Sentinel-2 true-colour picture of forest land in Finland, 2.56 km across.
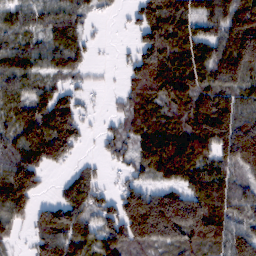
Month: February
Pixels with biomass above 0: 82%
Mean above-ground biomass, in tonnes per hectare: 99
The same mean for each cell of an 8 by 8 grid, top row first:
69 81 63 14 83 144 102 155
78 70 74 5 102 114 90 142
97 59 37 5 126 151 106 93
81 135 68 24 77 84 128 102
103 191 51 62 115 173 148 215
155 40 80 17 59 108 107 80
116 68 120 83 205 197 145 80
36 116 104 120 135 126 118 112
